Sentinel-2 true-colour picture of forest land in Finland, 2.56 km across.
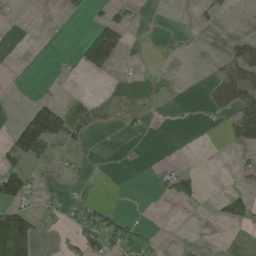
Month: May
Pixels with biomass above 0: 27%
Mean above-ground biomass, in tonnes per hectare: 27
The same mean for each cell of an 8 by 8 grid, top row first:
4 0 9 28 6 2 14 1
0 1 46 143 12 16 0 40
0 4 4 19 35 6 14 79
5 119 38 18 23 2 17 71
88 87 21 2 6 0 0 53
82 7 8 1 1 45 2 16
65 16 37 16 0 5 2 49
142 2 36 69 48 0 0 16
